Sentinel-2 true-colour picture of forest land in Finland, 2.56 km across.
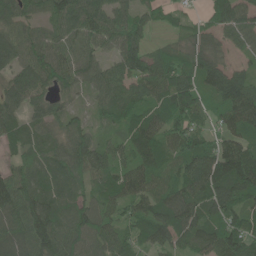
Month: June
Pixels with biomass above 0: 92%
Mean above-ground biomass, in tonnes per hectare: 83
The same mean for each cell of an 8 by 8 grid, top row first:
75 67 112 89 46 30 44 81
85 84 83 65 65 37 45 40
82 84 71 85 94 101 82 72
60 66 25 65 77 108 59 119
65 62 89 48 113 94 75 99
77 81 75 74 107 81 125 142
125 125 92 73 85 121 95 96
111 135 106 86 77 83 102 120
